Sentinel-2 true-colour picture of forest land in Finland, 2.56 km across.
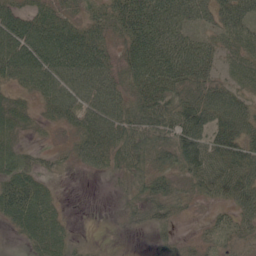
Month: June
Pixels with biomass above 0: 83%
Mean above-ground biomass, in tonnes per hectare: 49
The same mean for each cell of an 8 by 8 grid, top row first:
75 61 38 59 80 60 33 53
43 97 97 38 82 64 33 35
43 75 81 65 76 64 50 30
42 29 70 75 74 69 75 58
40 10 50 63 61 71 69 63
69 28 10 21 46 40 72 66
84 57 0 4 43 34 14 48
11 68 7 2 5 26 21 28
